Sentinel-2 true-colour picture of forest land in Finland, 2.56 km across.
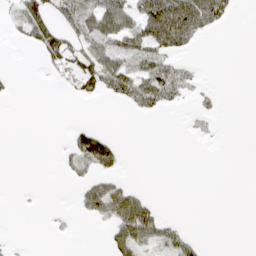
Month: April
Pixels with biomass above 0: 29%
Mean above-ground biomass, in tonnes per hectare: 26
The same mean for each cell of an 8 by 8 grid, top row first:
30 59 72 101 82 137 102 5
3 54 39 58 61 64 0 0
4 4 46 69 64 61 3 0
0 0 0 0 27 6 17 0
0 0 56 44 0 0 3 0
0 0 22 36 0 0 0 0
1 2 24 88 71 0 0 0
2 2 1 43 67 59 5 0
